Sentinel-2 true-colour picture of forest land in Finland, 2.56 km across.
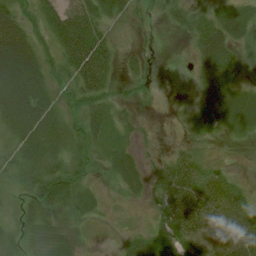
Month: July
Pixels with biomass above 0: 83%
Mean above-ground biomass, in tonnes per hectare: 40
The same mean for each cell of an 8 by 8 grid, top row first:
50 51 70 46 18 34 43 48
104 35 114 40 13 5 62 27
113 48 71 36 18 3 48 29
89 65 44 34 3 2 61 46
38 55 41 26 11 10 13 9
31 64 43 23 38 68 37 9
17 47 36 6 12 68 51 46
25 38 19 4 33 57 40 50
